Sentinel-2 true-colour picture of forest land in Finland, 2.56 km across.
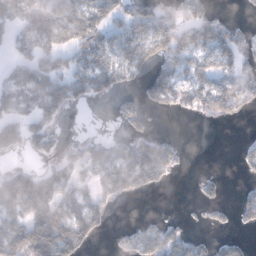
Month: January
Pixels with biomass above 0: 55%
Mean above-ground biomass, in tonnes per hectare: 59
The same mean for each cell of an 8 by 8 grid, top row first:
73 89 79 60 78 64 57 6
39 67 55 53 74 100 75 64
79 92 65 66 42 71 64 81
76 74 7 10 36 35 75 38
83 60 41 43 75 26 0 11
97 79 56 100 94 19 15 13
97 117 68 23 0 1 32 47
147 197 92 15 77 64 24 27
